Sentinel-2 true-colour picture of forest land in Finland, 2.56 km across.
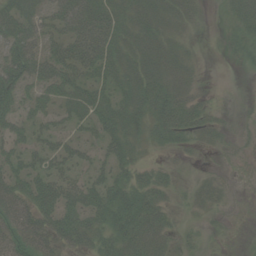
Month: August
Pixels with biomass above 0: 70%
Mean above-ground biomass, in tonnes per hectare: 35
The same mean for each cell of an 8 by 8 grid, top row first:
57 39 76 58 40 28 5 30
51 38 83 61 45 21 0 15
62 52 54 39 52 34 1 0
42 37 44 47 41 58 19 0
36 37 33 37 20 23 15 1
49 51 30 38 26 11 9 0
57 59 58 68 66 15 15 0
41 49 42 42 51 22 6 1
